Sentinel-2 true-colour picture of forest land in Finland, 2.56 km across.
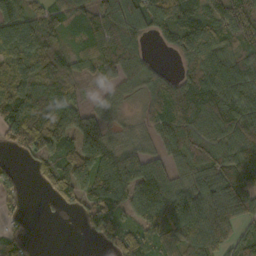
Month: October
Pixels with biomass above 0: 81%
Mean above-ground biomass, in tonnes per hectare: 85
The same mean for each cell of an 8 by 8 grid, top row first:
89 65 65 85 131 135 91 104
103 58 53 95 40 83 117 81
102 59 46 58 72 57 145 133
131 102 81 37 37 86 119 123
61 125 104 71 48 84 94 117
30 75 131 189 114 63 81 119
22 9 54 127 108 137 98 82
33 0 3 79 117 110 111 68
